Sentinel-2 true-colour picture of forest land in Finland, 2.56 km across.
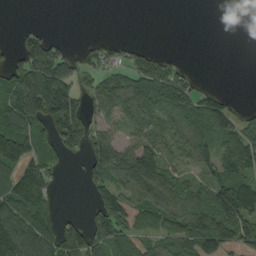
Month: September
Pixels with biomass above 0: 60%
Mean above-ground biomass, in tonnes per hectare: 69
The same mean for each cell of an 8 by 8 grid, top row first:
0 0 0 0 0 0 0 8
33 100 12 22 18 2 0 0
97 143 53 61 76 62 2 0
126 129 76 55 85 84 99 33
183 76 61 101 85 78 81 87
90 57 20 104 206 80 51 67
114 68 3 118 92 123 126 162
157 95 97 92 50 88 138 107
